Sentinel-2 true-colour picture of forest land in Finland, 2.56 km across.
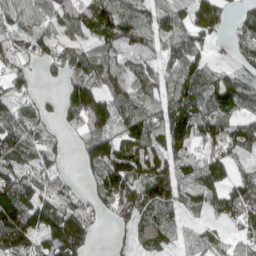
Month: April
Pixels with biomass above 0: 83%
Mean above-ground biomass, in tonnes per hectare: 94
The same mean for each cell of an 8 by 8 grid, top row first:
80 86 122 158 90 87 135 36
91 80 86 102 88 82 41 47
62 13 107 110 90 112 80 87
67 29 173 121 109 110 87 64
110 62 67 136 143 113 81 92
134 96 31 192 156 98 107 50
197 116 109 123 128 57 63 123
178 115 127 20 59 31 45 42
